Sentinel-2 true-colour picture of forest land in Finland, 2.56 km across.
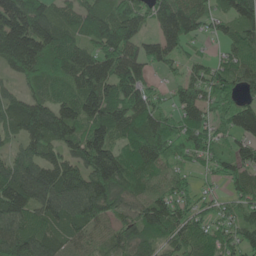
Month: June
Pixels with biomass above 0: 90%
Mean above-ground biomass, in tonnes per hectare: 92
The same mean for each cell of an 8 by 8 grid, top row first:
153 98 87 103 73 118 64 104
173 127 90 127 83 72 13 83
53 77 110 127 67 27 72 82
104 137 145 130 96 62 73 102
54 100 117 117 119 72 61 61
149 135 122 153 82 48 27 75
139 121 119 99 79 77 37 58
133 89 60 58 70 73 72 66
